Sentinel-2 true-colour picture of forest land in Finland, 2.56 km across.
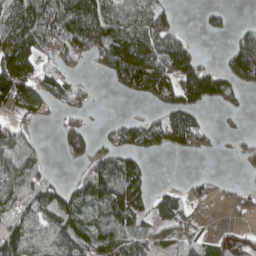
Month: April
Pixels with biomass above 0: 60%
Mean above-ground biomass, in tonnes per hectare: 65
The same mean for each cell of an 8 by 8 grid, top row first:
87 102 153 96 60 27 29 0
129 58 80 134 135 106 0 112
175 60 20 40 136 109 116 81
51 32 38 1 11 85 18 26
59 4 77 46 72 55 27 11
80 33 51 123 58 3 21 5
79 83 88 151 71 73 14 23
142 70 98 94 49 57 43 20
